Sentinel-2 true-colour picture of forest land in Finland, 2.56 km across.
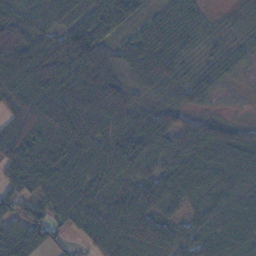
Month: November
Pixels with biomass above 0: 91%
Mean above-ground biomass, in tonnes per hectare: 70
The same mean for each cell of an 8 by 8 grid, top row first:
63 74 72 80 31 55 16 13
84 87 129 48 93 71 22 24
94 102 121 84 72 62 42 8
66 100 152 107 49 57 21 5
94 83 105 82 92 57 83 77
73 100 81 70 64 68 67 69
54 66 89 59 77 41 66 76
60 57 29 74 97 75 87 75
